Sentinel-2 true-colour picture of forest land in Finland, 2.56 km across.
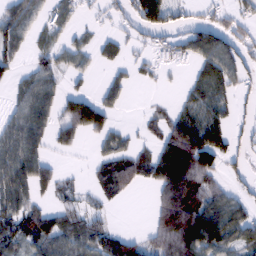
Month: February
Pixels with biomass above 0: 48%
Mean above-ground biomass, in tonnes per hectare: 36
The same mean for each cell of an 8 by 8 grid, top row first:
67 33 19 15 78 28 20 42
58 31 31 27 15 31 56 31
27 58 15 25 12 3 0 17
41 62 95 37 7 9 1 12
78 43 25 4 15 40 37 20
69 54 6 64 49 13 22 22
49 35 39 12 0 25 72 52
51 74 73 50 16 34 93 51
